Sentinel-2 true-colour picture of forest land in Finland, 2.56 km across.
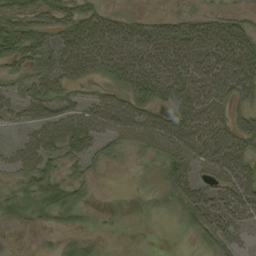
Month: September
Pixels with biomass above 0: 79%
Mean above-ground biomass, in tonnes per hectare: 49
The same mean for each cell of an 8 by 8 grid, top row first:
52 45 66 39 18 26 29 27
83 54 93 75 81 82 85 96
31 53 42 44 86 82 96 103
29 53 49 66 49 92 88 44
24 55 52 40 46 69 79 76
30 55 25 2 13 66 44 76
44 57 33 3 13 38 76 68
4 4 20 2 2 3 44 31
